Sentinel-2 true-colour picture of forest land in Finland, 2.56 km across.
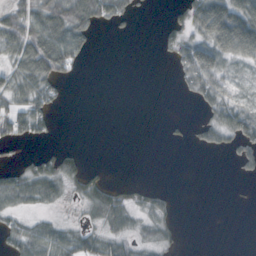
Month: October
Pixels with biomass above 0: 45%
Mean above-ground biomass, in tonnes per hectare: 26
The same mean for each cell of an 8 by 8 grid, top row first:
42 81 84 46 2 12 106 76
56 96 44 0 0 38 61 83
48 56 4 0 0 9 59 10
48 34 0 0 0 0 23 36
27 7 2 0 0 4 19 33
29 41 26 1 0 0 0 5
30 16 10 41 17 8 0 0
37 55 39 30 16 7 0 0
